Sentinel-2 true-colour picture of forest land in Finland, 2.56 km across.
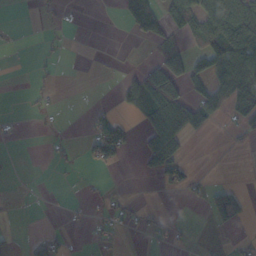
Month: October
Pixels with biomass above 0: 28%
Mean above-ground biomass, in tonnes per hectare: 29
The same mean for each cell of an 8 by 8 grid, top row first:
0 11 3 1 88 74 98 97
2 8 0 0 4 62 83 129
0 1 0 1 68 99 81 98
2 3 1 19 56 97 53 78
1 8 13 94 38 78 1 6
1 0 6 2 13 43 6 0
3 2 5 21 13 2 30 42
6 26 3 19 6 14 2 8
